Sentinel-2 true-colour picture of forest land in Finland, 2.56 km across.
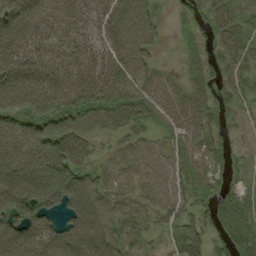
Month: August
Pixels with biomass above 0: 87%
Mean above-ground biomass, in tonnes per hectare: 62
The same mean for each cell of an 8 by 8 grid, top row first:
102 82 75 79 72 13 39 39
93 77 68 70 72 10 24 52
81 81 83 84 63 30 36 49
66 83 86 86 64 75 57 29
68 89 75 19 48 52 55 13
91 90 73 47 53 56 45 20
75 60 99 67 46 49 32 49
96 88 117 80 36 36 39 57
